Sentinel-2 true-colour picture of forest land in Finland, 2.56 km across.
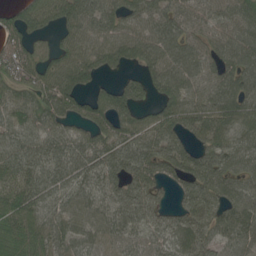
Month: June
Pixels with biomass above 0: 88%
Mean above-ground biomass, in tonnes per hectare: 73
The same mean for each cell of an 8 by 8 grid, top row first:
63 79 96 75 78 74 61 71
78 35 73 85 79 78 65 81
65 66 86 33 62 89 68 87
66 76 77 116 46 94 83 88
71 73 74 91 93 85 69 68
72 88 77 77 97 83 96 50
71 64 61 63 76 50 81 78
57 66 64 58 49 73 71 68
